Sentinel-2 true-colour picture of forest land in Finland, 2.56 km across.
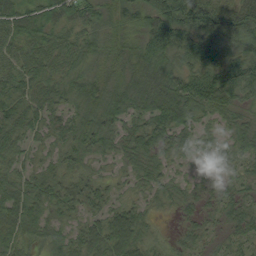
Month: August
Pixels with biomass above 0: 93%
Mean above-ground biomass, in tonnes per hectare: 48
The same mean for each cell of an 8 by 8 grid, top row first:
60 46 53 45 54 87 90 79
39 45 44 45 54 65 73 58
43 51 46 51 70 61 77 78
55 46 42 51 46 71 46 47
43 34 50 35 62 44 33 46
42 50 44 26 40 23 29 36
60 43 41 39 31 27 30 44
52 39 46 66 44 24 27 34
